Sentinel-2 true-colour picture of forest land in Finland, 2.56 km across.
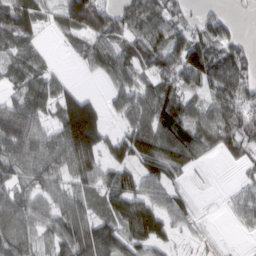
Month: March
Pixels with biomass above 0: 77%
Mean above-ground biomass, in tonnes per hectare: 63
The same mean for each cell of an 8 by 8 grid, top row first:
117 34 60 63 73 50 37 10
75 15 41 69 70 76 80 46
43 54 8 48 53 72 77 83
88 50 146 31 91 91 64 79
85 67 134 54 96 104 59 56
52 64 68 67 76 46 3 15
89 66 73 70 98 66 3 49
83 46 114 104 94 29 17 3
